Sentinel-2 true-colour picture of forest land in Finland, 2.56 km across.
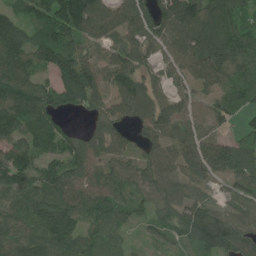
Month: July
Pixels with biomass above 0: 90%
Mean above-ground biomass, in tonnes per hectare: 102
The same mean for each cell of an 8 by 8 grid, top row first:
89 125 208 120 109 147 161 96
141 141 95 67 76 84 148 134
152 63 171 92 85 51 105 93
143 125 50 81 102 104 72 54
117 110 87 96 72 96 101 91
129 102 86 89 79 90 94 110
104 142 106 98 55 99 98 64
98 125 86 65 21 50 151 113
